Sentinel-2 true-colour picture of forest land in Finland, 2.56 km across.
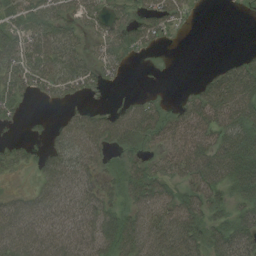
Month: August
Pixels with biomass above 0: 71%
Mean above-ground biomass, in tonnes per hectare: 39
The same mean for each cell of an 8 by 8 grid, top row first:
33 44 37 29 31 30 1 2
46 55 30 33 19 2 0 2
41 45 38 11 0 0 26 73
17 4 25 26 49 23 65 72
14 23 58 38 25 44 60 69
7 45 47 24 45 34 71 76
46 49 54 38 47 55 49 35
68 63 61 64 65 80 46 57
